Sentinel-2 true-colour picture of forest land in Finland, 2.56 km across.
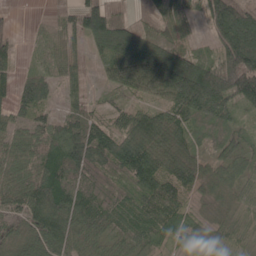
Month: May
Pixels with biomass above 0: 89%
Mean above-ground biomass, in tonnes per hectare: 73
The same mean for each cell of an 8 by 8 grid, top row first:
9 16 85 72 41 81 87 107
39 42 35 109 122 86 30 157
50 52 38 45 88 155 144 134
47 40 59 47 57 90 107 47
74 98 120 97 107 102 45 52
76 114 71 47 109 102 53 52
61 120 100 64 90 69 31 47
46 88 69 56 56 39 68 38
